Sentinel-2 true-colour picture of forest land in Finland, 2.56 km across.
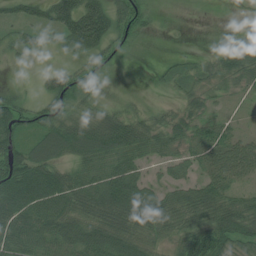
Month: July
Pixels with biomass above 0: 78%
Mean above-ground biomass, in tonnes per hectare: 54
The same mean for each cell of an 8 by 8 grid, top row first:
38 56 143 82 42 1 0 10
34 14 54 44 4 2 6 58
2 45 47 7 1 29 38 46
78 60 34 37 23 31 29 8
74 78 82 96 67 46 70 50
121 95 56 77 38 32 57 44
104 91 70 94 90 71 92 74
89 81 88 93 52 47 97 67
